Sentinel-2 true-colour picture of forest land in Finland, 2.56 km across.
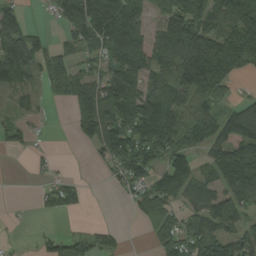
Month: August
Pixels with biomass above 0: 67%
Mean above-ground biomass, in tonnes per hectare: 96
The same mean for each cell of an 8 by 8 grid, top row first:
51 20 181 177 83 147 101 147
124 58 103 134 116 141 203 168
99 102 113 136 104 132 252 38
53 13 129 157 152 128 95 112
36 7 38 185 174 116 107 154
0 27 9 37 107 143 65 199
2 44 37 0 79 63 128 92
3 43 50 41 6 105 144 109
